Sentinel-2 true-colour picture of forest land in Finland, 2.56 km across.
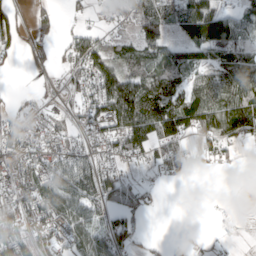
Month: April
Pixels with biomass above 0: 64%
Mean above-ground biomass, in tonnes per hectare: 68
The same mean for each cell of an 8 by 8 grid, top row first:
66 39 14 29 86 80 152 62
53 35 84 56 80 54 103 75
2 17 67 107 80 72 85 121
40 40 54 112 121 133 123 131
110 72 69 84 93 89 58 50
99 101 129 74 21 34 6 6
100 107 105 77 45 0 3 7
82 85 96 109 23 12 11 8
